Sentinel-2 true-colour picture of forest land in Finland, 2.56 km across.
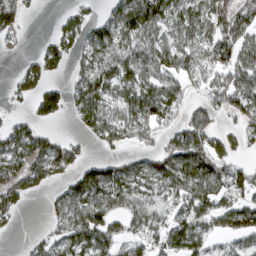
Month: March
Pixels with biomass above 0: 67%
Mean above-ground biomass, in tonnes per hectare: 66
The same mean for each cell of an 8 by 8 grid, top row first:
85 1 42 50 138 80 89 87
13 46 49 80 84 76 70 86
32 49 42 75 77 68 54 94
13 75 64 53 101 52 61 73
90 70 24 49 42 71 94 40
79 73 72 81 60 92 103 76
48 19 87 81 78 63 82 91
4 40 80 78 70 100 61 68
